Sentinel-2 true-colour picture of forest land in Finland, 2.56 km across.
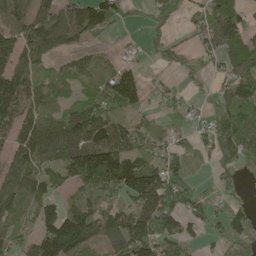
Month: May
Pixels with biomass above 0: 76%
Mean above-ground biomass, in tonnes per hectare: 92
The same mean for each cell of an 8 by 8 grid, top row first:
97 150 136 86 33 69 76 68
131 123 53 10 31 51 67 89
142 60 60 91 65 21 33 106
142 79 121 86 56 53 58 116
107 122 150 160 72 74 84 120
132 73 125 164 139 127 29 40
67 88 92 61 128 125 79 67
68 150 158 135 177 91 41 76
